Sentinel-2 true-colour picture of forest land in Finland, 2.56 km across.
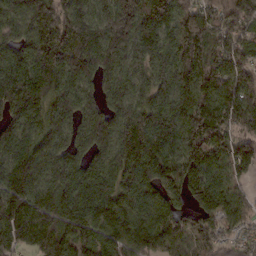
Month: February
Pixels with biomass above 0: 95%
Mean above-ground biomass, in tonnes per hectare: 160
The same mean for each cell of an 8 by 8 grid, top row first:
115 218 195 209 232 169 142 163
130 224 251 233 164 182 192 146
178 197 138 123 104 201 166 141
154 151 122 138 184 163 219 168
164 157 128 183 277 157 195 108
182 158 174 178 174 148 145 74
152 157 174 183 142 84 115 69
153 164 143 153 166 116 104 60
